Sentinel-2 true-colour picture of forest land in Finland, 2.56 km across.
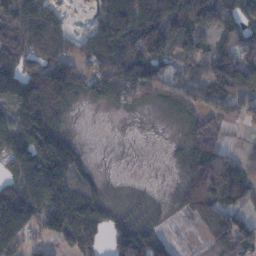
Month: November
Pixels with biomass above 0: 78%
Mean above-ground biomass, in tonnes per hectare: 73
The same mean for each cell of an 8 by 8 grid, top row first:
88 84 1 80 95 84 85 103
82 90 49 85 127 65 61 93
106 191 85 95 100 55 87 131
75 139 6 14 16 39 59 50
97 137 28 2 2 14 96 12
63 134 55 5 2 17 140 85
135 124 103 36 24 26 107 66
103 66 94 70 118 19 30 139
